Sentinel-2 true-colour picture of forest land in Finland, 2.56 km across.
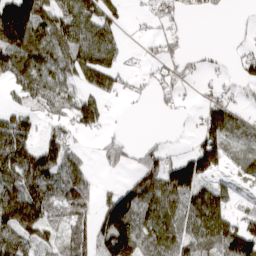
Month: March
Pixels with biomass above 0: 64%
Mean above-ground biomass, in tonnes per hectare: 65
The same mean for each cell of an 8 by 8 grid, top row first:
191 80 95 57 10 24 15 0
108 91 100 65 10 27 4 15
59 73 58 60 10 34 11 34
60 45 69 9 1 13 63 45
137 70 27 42 22 4 85 63
107 109 83 9 76 146 69 42
128 95 117 24 91 89 143 26
102 52 128 35 82 106 102 194
